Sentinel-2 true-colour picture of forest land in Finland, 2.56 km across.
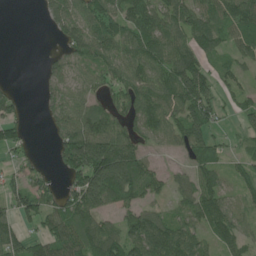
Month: June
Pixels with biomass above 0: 74%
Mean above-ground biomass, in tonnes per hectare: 75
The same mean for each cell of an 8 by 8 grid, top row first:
0 37 80 95 107 99 86 106
0 6 105 81 101 79 78 65
2 43 61 66 93 118 85 43
39 39 88 77 92 93 99 52
45 11 191 190 65 54 82 21
38 29 113 213 95 30 61 44
67 68 119 75 63 48 102 44
79 84 101 101 134 114 49 72
